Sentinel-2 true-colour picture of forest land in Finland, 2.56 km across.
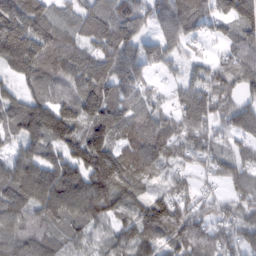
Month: February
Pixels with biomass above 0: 90%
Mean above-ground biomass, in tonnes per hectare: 92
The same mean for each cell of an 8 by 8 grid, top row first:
153 98 87 103 73 118 64 104
173 127 90 127 83 72 13 83
53 77 110 127 67 27 72 82
104 137 145 130 96 62 73 102
54 100 117 117 119 72 61 61
149 135 122 153 82 48 27 75
139 121 119 99 79 77 37 58
133 89 60 58 70 73 72 66
